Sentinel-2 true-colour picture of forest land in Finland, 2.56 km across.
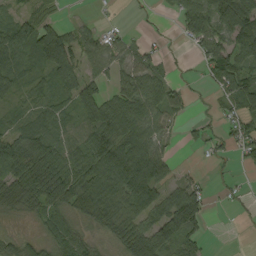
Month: September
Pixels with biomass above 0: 72%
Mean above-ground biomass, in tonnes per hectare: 52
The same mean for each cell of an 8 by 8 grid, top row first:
36 23 6 2 5 25 72 95
85 133 64 37 25 6 58 68
56 44 55 35 72 19 28 74
27 54 54 74 77 41 8 54
62 75 60 91 89 12 27 33
70 122 86 97 106 24 8 6
42 63 62 73 67 103 37 8
32 42 51 35 96 94 18 0
